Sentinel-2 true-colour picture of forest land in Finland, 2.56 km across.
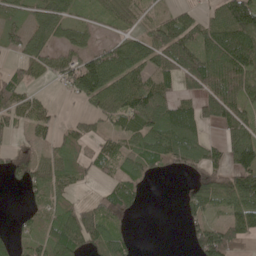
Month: May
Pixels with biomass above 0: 68%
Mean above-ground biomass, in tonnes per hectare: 72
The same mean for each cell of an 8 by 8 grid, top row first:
46 82 35 54 31 56 54 169
46 55 61 63 93 116 99 143
65 34 133 114 109 69 135 123
85 42 18 77 153 105 65 86
23 43 53 51 86 118 68 100
41 87 48 46 52 21 94 142
4 58 43 85 12 9 74 108
32 72 100 84 1 0 144 87
